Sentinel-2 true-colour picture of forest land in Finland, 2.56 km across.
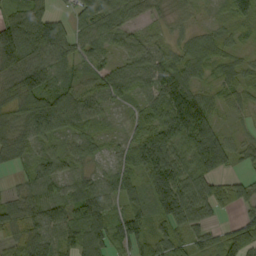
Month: September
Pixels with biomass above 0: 92%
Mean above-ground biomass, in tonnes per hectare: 71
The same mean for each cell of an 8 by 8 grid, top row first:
70 73 56 71 30 27 12 60
149 108 54 44 50 37 60 30
109 80 45 74 56 99 35 52
106 157 92 28 50 134 81 32
91 48 61 21 85 85 132 32
27 88 51 64 87 106 91 30
64 87 103 64 69 113 68 44
75 92 97 96 85 75 49 109
